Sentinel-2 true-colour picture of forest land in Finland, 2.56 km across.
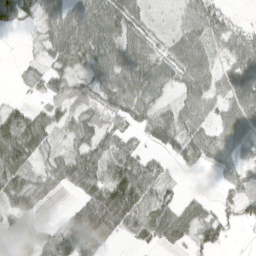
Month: April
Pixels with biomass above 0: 76%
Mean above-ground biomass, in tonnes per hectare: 47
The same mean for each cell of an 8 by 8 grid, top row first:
66 40 69 74 16 21 60 7
0 42 72 58 40 48 42 61
3 42 41 49 70 36 52 69
39 38 46 54 48 39 45 69
88 33 48 60 29 51 41 41
55 41 71 85 71 12 4 38
56 13 48 111 66 44 24 50
59 51 119 23 33 53 47 4
